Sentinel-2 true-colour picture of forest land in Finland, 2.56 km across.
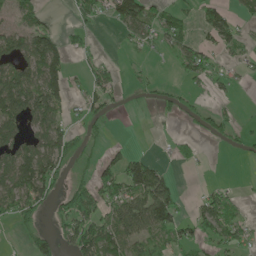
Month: May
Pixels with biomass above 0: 46%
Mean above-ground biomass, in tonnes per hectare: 48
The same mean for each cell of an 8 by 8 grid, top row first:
46 23 23 46 92 39 62 27
72 106 31 1 26 33 38 36
115 98 11 39 16 13 45 12
104 106 26 24 3 27 26 8
83 102 30 16 3 17 8 17
119 104 19 63 129 19 2 0
71 39 91 61 117 67 57 30
8 49 92 86 60 36 48 46
